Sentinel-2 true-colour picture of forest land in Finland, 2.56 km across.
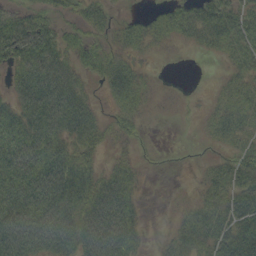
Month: September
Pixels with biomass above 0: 69%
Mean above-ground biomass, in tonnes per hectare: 41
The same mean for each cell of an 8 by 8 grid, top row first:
33 32 27 17 19 40 54 49
66 69 39 27 23 8 23 47
41 84 35 53 21 1 1 33
50 86 58 21 21 5 13 49
68 69 47 18 8 0 9 33
69 80 55 43 11 0 22 50
75 76 63 85 12 7 42 54
84 72 64 83 15 26 46 70
